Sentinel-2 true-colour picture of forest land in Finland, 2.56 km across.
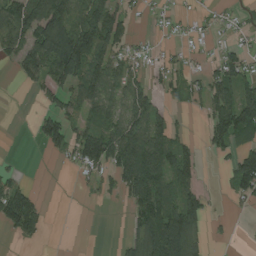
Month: August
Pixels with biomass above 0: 53%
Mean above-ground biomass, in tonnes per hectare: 64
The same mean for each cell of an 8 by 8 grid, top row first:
131 148 94 102 15 20 15 17
85 142 169 87 17 19 16 35
20 80 117 79 43 47 53 87
0 44 63 67 93 24 55 145
0 64 109 134 135 83 42 84
26 0 22 61 158 106 2 107
156 18 0 4 127 142 42 10
27 8 0 2 91 167 21 0
